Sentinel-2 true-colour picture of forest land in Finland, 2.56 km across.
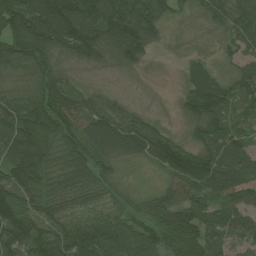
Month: June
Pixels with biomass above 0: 94%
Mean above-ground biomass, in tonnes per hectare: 84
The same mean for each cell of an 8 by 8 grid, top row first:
143 133 125 127 147 37 67 95
124 112 106 97 107 13 23 75
69 92 37 16 8 10 73 78
85 113 98 72 33 21 106 82
115 92 104 104 105 64 82 72
100 83 99 55 13 88 114 97
104 87 72 61 65 115 91 91
116 102 111 100 96 98 87 69
